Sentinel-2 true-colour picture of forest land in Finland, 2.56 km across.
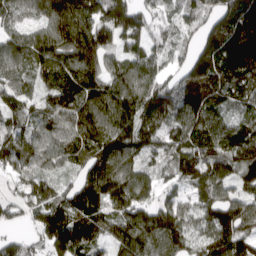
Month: April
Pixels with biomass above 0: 93%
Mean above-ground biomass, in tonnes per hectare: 121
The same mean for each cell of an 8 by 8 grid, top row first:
68 113 146 155 101 87 113 179
107 149 172 100 100 84 138 187
103 93 142 116 129 94 147 132
116 126 147 137 178 140 117 67
128 110 117 151 109 113 118 135
68 83 93 169 89 82 147 106
51 146 138 113 115 114 109 124
75 132 162 105 131 119 129 153
